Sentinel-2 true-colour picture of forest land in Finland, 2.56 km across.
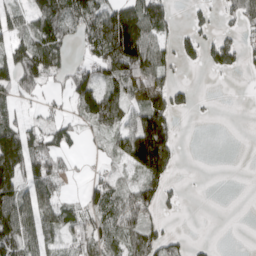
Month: April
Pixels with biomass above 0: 56%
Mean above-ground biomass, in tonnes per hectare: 69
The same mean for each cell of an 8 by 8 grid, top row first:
57 121 112 139 125 26 34 80
104 128 41 185 149 63 66 72
120 72 65 103 121 37 1 1
38 37 78 122 118 61 5 0
139 106 29 49 234 73 0 0
93 114 12 32 95 21 1 0
125 69 50 85 105 17 0 0
119 50 74 60 106 40 11 0
